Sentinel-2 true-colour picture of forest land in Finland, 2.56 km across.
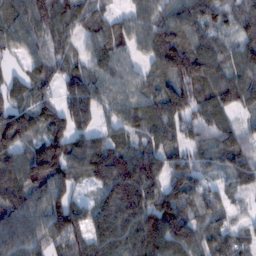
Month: February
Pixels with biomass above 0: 92%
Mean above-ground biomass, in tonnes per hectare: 103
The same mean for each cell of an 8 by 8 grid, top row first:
93 97 87 51 84 102 97 74
72 64 57 118 77 156 105 75
57 68 111 97 68 125 111 91
128 102 129 72 91 118 95 58
126 121 84 86 80 85 82 102
141 176 74 183 169 91 60 93
150 156 69 148 149 155 85 25
141 121 98 148 149 163 85 69
